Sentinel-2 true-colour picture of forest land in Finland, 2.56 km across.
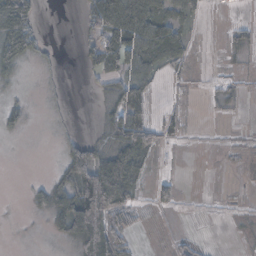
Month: November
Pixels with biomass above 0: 48%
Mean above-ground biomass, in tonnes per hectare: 27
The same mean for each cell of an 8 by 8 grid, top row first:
89 0 14 101 87 44 7 1
70 9 17 65 71 51 2 17
14 3 3 28 50 9 3 10
23 3 0 22 44 17 3 3
1 0 30 31 57 9 2 7
0 6 88 118 29 9 1 2
0 41 115 94 9 12 1 5
0 5 73 66 3 14 3 3
